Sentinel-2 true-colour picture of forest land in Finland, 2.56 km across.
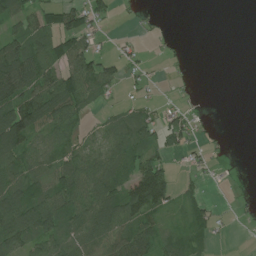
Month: July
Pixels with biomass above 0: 58%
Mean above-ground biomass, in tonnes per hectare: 46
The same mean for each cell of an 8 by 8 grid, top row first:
61 46 58 23 12 0 0 0
79 59 77 9 11 7 0 0
121 77 95 44 17 6 0 0
121 110 49 23 37 26 4 0
107 43 33 52 58 39 15 0
72 62 95 70 119 32 12 2
106 94 80 95 115 32 30 7
75 59 68 66 77 43 19 0
